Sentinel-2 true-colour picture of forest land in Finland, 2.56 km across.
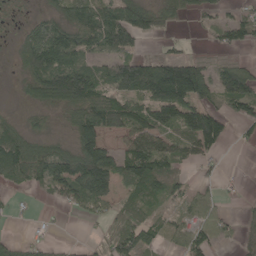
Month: May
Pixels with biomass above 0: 64%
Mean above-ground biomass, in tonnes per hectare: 64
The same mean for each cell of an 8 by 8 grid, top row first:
13 36 82 100 116 49 34 36
31 132 89 82 13 13 11 39
17 131 129 96 149 209 86 120
11 41 86 115 83 120 92 54
92 51 104 37 84 63 99 12
62 97 142 108 105 53 16 4
6 6 40 43 46 23 54 11
18 15 3 63 59 38 72 47
